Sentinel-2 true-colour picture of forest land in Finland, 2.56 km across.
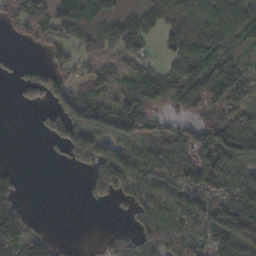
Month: November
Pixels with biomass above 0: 68%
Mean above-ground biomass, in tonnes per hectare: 82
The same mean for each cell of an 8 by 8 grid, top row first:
92 91 139 72 68 147 111 106
10 40 48 60 34 94 118 55
44 113 50 55 107 92 138 87
5 58 145 131 102 47 99 99
0 35 164 131 74 83 117 142
32 0 17 177 82 94 138 96
85 0 4 23 61 107 147 151
135 55 4 58 65 62 77 184
